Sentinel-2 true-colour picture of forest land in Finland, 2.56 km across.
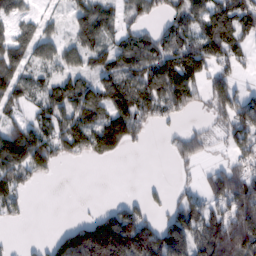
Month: February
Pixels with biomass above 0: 66%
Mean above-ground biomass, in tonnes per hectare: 83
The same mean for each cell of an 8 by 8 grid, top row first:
74 30 72 75 56 79 117 123
117 66 93 68 129 124 122 65
96 63 71 98 145 186 81 36
40 96 90 89 99 72 40 118
151 123 98 89 22 41 46 73
104 29 0 0 1 16 61 106
54 0 2 38 52 69 80 140
4 30 171 238 166 145 143 165
